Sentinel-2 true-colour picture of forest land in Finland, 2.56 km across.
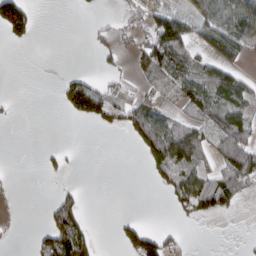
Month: March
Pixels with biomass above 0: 38%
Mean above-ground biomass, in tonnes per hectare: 43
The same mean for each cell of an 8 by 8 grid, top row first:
149 0 2 9 35 71 89 125
9 0 0 30 62 81 63 66
0 0 55 22 42 65 55 56
5 0 96 65 83 33 69 65
0 2 1 0 81 124 61 102
1 13 2 0 11 86 75 106
1 29 59 0 0 31 80 18
2 96 124 12 110 18 0 3
